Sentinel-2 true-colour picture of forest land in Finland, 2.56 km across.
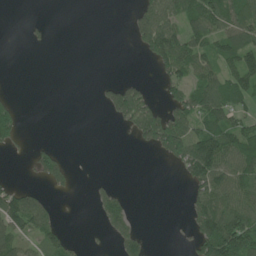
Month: June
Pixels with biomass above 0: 41%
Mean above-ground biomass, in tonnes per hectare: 47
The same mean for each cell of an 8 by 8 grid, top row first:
0 2 0 0 64 72 115 93
0 8 0 0 54 110 82 98
0 0 0 13 14 55 70 101
36 0 0 64 119 76 107 48
24 14 0 0 42 109 129 101
4 56 2 3 0 11 117 93
112 38 0 55 0 0 100 92
65 69 8 25 28 2 139 142
